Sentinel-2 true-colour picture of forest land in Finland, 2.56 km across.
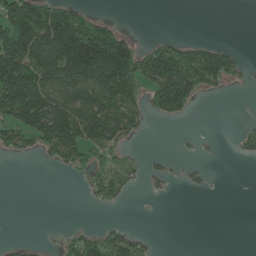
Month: June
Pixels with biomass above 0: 39%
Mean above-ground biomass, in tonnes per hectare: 76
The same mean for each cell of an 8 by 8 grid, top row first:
204 219 95 13 0 0 0 0
255 221 318 258 61 102 80 14
250 144 158 209 122 228 116 29
185 189 178 137 70 91 0 0
81 125 172 96 6 4 5 30
0 1 30 72 30 14 15 0
0 0 1 22 1 0 0 0
13 7 69 97 33 0 0 0
